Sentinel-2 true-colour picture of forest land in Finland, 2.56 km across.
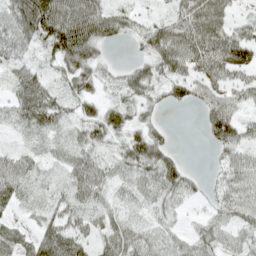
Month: April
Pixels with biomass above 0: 81%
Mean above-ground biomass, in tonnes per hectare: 42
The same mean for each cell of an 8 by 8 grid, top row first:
63 98 82 47 16 36 64 16
44 49 91 14 32 73 63 72
37 31 56 22 52 56 47 31
39 67 35 45 31 5 49 33
12 21 38 32 78 10 23 53
48 14 48 32 43 62 10 42
22 24 43 32 29 28 18 46
37 68 52 52 49 36 46 36
